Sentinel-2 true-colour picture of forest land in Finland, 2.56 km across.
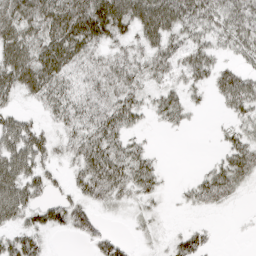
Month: April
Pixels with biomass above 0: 75%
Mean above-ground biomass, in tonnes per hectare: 45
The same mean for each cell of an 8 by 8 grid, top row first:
62 68 97 122 90 86 65 62
72 70 67 37 50 52 48 44
63 71 36 59 46 31 36 58
33 33 55 61 32 44 5 41
69 41 58 60 21 0 1 48
77 35 47 70 56 2 40 52
69 52 52 18 17 6 22 4
54 17 20 35 8 30 20 1
